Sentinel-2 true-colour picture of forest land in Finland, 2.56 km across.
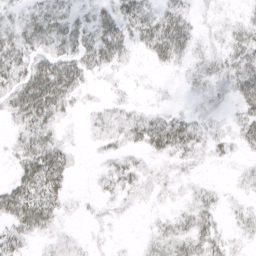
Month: April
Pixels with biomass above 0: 71%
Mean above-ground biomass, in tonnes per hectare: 22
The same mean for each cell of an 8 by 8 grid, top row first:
16 38 20 30 36 34 6 10
38 29 39 43 23 46 12 36
39 64 32 7 2 3 24 43
36 50 8 15 15 12 13 24
19 38 4 15 31 43 22 18
22 52 2 20 15 10 4 9
49 39 4 8 4 8 22 9
26 10 6 4 8 33 29 8
